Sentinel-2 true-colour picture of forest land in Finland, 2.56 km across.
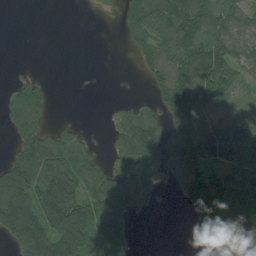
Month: July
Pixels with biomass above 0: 62%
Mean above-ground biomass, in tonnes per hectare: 83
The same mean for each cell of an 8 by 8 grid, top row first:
0 0 1 9 114 150 131 73
0 0 0 0 83 145 137 66
24 13 3 0 23 187 178 51
92 38 0 24 53 125 106 66
76 130 58 38 149 86 118 171
148 169 129 92 91 90 67 62
227 186 176 144 27 6 96 93
101 177 164 145 0 0 22 165
